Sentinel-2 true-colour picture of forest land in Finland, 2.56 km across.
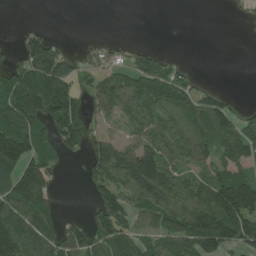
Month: July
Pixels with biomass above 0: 60%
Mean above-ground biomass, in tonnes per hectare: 69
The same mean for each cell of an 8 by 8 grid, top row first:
0 0 0 0 0 0 0 8
33 100 12 22 18 2 0 0
97 143 53 61 76 62 2 0
126 129 76 55 85 84 99 33
183 76 61 101 85 78 81 87
90 57 20 104 206 80 51 67
114 68 3 118 92 123 126 162
157 95 97 92 50 88 138 107
